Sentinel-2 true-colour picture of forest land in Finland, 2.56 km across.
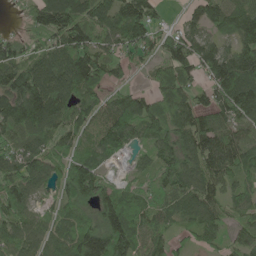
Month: June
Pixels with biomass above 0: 89%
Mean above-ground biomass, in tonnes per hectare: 94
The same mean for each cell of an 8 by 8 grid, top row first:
9 134 128 116 123 12 111 112
74 66 133 71 88 110 92 103
125 135 147 66 16 75 78 187
144 140 89 79 111 67 104 143
81 83 69 105 66 112 132 103
121 90 157 34 42 128 123 87
99 41 82 110 74 76 79 57
81 70 137 170 79 36 55 44
